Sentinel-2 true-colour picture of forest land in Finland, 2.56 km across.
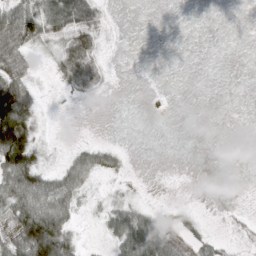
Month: March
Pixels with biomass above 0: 50%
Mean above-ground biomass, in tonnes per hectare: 27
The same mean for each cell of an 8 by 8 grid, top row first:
72 72 88 6 0 0 0 0
58 27 73 3 0 0 0 0
52 5 58 6 0 0 0 0
128 4 0 0 2 0 0 0
140 9 11 9 0 0 0 1
96 38 44 12 2 0 0 1
76 84 19 32 23 9 0 3
68 152 19 35 134 32 19 5
